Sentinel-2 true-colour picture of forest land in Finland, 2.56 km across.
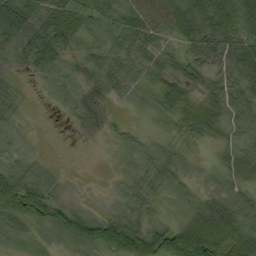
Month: September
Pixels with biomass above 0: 84%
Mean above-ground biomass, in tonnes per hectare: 41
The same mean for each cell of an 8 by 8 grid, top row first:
98 74 59 43 58 70 89 70
59 78 35 37 42 28 45 56
9 19 27 43 26 46 27 42
15 1 36 13 11 53 61 40
14 1 2 10 17 15 15 31
62 24 1 6 27 26 14 38
91 78 21 12 22 15 57 53
25 20 68 75 86 101 120 89
